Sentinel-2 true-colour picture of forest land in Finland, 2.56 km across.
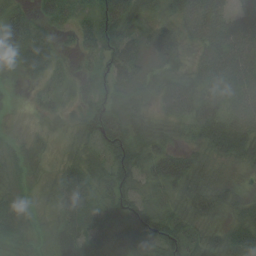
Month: August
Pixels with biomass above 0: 94%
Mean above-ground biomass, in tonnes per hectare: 43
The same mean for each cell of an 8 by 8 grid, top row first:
41 33 36 58 22 36 71 62
53 53 34 63 34 38 52 69
18 28 21 40 27 35 54 66
8 17 34 61 35 45 49 62
20 12 29 92 56 29 55 68
23 17 47 58 43 65 38 15
31 17 63 43 61 34 51 52
35 22 50 18 46 68 37 80
